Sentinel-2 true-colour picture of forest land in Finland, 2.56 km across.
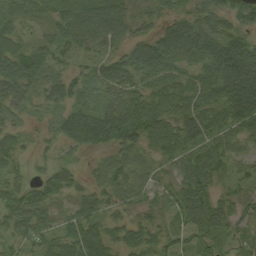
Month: September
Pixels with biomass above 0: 89%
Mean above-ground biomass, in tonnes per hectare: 52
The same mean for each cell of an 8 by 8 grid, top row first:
45 42 76 82 41 40 62 60
56 56 49 42 53 72 74 63
86 50 39 71 60 62 64 74
29 27 56 68 100 70 65 75
38 21 53 47 48 68 61 29
38 38 20 33 27 46 66 35
73 46 43 33 36 37 72 40
50 52 89 52 52 33 33 28
